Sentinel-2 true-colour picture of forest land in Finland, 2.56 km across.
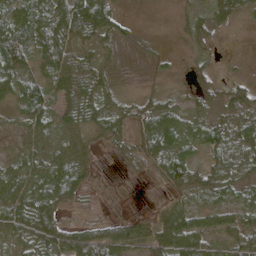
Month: April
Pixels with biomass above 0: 81%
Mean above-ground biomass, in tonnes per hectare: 43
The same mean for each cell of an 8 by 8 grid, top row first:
60 77 88 60 1 8 25 19
95 76 27 18 7 2 9 0
57 41 52 21 6 9 34 26
33 55 57 51 43 39 28 57
17 30 54 31 64 51 51 61
41 52 55 8 27 74 58 42
52 69 31 18 10 54 43 44
51 71 99 95 63 85 42 53
